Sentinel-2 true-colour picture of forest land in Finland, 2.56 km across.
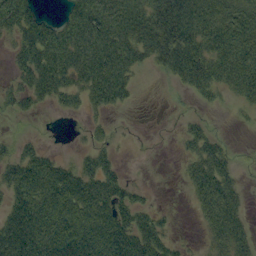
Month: September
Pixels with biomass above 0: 63%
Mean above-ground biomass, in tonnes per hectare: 50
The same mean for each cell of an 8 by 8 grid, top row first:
85 17 78 84 85 115 72 69
39 76 76 79 77 113 74 82
29 69 51 81 6 35 68 70
24 9 20 23 1 3 8 10
22 5 5 18 0 6 47 2
60 86 64 44 1 3 72 18
54 90 110 71 30 3 53 37
106 79 114 85 68 16 26 48
